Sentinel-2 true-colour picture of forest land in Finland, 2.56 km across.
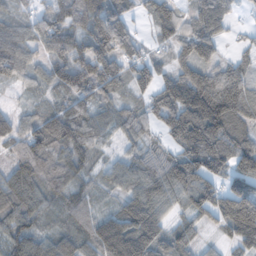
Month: November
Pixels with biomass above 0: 88%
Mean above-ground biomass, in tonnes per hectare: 89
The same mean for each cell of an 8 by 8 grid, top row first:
58 63 81 90 31 82 143 24
103 67 59 118 42 67 101 29
54 70 99 102 80 88 120 97
40 58 88 59 57 121 157 91
78 118 92 36 55 76 161 91
92 86 63 59 115 146 149 123
96 56 66 45 149 62 113 182
94 71 91 198 185 70 21 100
